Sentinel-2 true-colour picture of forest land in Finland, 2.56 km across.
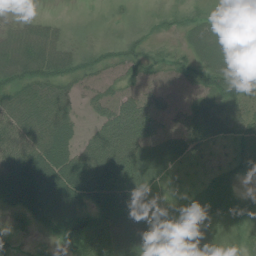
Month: July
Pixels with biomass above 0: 88%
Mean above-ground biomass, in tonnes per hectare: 44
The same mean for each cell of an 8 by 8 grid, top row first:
15 13 5 10 18 25 30 5
43 46 24 35 44 21 43 42
51 56 39 31 36 29 50 40
69 70 20 50 57 34 50 53
68 84 45 83 61 43 44 29
89 108 98 96 60 16 26 17
52 91 53 62 18 24 45 36
27 30 79 69 53 18 42 26
